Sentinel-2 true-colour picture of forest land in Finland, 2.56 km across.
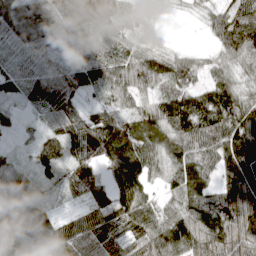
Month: April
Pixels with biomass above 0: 92%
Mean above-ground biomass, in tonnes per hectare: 74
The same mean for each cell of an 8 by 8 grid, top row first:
80 103 90 63 25 9 40 101
59 41 52 61 47 26 21 109
65 82 66 65 72 84 49 62
27 55 44 65 63 102 98 119
12 64 89 158 108 87 86 135
79 32 101 76 98 77 67 131
91 37 32 88 86 61 88 105
98 69 74 74 99 145 80 83
